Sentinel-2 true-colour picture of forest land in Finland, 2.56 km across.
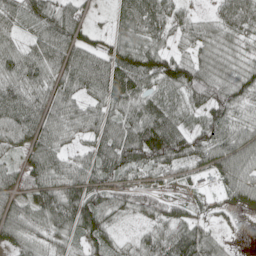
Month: May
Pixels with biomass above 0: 91%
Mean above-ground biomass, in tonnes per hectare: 78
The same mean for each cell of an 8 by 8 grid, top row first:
82 107 57 35 117 53 28 106
52 90 90 74 98 43 67 51
85 75 87 131 116 120 107 93
98 82 63 73 96 81 92 58
57 82 38 108 166 125 93 87
72 97 93 89 51 48 34 87
68 105 126 76 47 46 30 33
64 61 67 56 51 115 76 5
